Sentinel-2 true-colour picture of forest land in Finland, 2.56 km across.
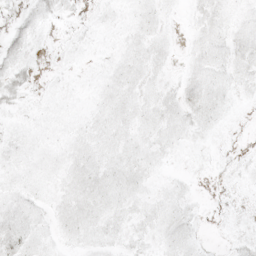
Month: May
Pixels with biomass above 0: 69%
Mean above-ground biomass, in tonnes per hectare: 6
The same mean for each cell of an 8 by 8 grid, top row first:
4 8 3 4 7 2 8 5
8 2 3 3 8 3 8 8
13 2 2 7 7 5 9 7
6 3 3 8 8 9 9 2
7 5 7 8 7 6 3 1
6 5 9 9 7 3 2 4
9 5 10 8 6 7 1 1
11 6 7 6 6 9 1 4
